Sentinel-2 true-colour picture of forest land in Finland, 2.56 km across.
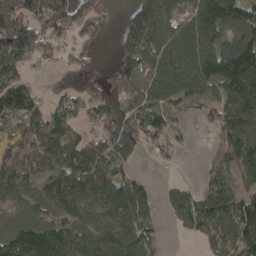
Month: April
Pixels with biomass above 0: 78%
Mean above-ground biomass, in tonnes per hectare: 91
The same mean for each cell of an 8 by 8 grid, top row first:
95 118 85 8 101 65 181 137
159 81 34 20 122 111 121 169
92 10 21 54 76 141 151 213
150 83 67 113 100 43 55 136
63 118 90 82 58 57 25 126
131 99 131 92 24 8 50 68
47 66 93 92 88 96 116 128
120 146 89 119 101 6 60 118
